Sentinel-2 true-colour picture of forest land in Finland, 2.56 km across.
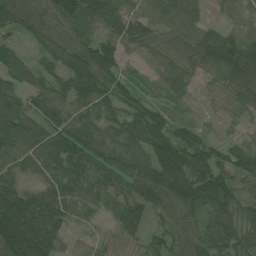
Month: June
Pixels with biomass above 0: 94%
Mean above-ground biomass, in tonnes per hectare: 84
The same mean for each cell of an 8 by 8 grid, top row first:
110 84 125 94 69 80 32 49
61 63 101 79 53 59 123 142
87 63 125 80 28 67 33 111
102 73 66 69 76 31 10 37
102 93 106 86 104 117 62 47
70 68 86 86 111 153 124 70
173 122 80 56 85 115 97 81
197 137 22 23 48 80 89 101
